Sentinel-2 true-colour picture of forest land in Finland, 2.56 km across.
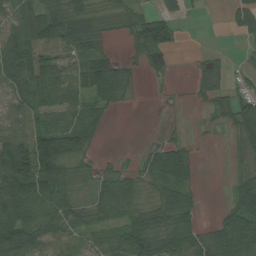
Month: August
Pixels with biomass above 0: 72%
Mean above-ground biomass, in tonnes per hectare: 52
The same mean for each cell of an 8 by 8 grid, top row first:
64 81 71 39 40 30 3 58
102 80 55 17 57 20 5 9
95 94 82 100 15 5 47 15
61 57 46 23 0 5 16 70
110 120 62 0 12 35 3 26
138 109 39 46 43 66 0 27
103 71 44 67 50 83 4 72
95 48 32 48 90 82 57 106
